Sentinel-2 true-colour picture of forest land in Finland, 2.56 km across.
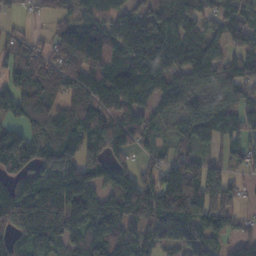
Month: November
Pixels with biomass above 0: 84%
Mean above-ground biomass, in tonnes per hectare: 104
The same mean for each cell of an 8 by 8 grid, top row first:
19 34 79 94 94 177 65 79
66 56 136 109 135 136 89 68
90 112 114 116 122 79 85 100
82 122 121 94 81 76 109 86
123 107 125 126 51 49 59 57
82 153 150 92 68 155 153 28
174 183 141 118 152 222 173 46
82 164 104 120 91 118 106 52
